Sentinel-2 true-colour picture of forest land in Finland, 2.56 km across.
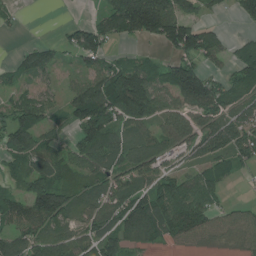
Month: July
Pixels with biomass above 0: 71%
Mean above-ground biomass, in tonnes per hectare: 83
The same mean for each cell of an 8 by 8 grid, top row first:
19 0 1 127 293 149 27 53
8 31 116 44 11 108 112 47
37 33 55 155 160 144 126 78
85 60 113 159 171 81 106 76
93 52 71 90 80 74 100 118
45 110 64 83 91 69 80 26
74 173 64 90 117 129 89 28
84 75 69 111 50 63 43 44
